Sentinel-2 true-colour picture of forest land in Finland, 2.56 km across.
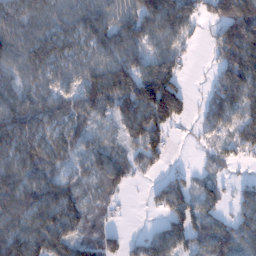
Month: January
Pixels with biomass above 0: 82%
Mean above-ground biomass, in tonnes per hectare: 75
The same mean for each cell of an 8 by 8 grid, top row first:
80 71 80 66 104 106 56 188
75 93 72 88 67 54 22 157
65 70 74 112 133 81 21 122
94 84 82 79 154 120 62 78
110 81 58 45 102 6 24 61
87 79 50 73 21 29 33 14
101 114 72 33 9 78 60 59
114 95 74 56 47 76 79 77
